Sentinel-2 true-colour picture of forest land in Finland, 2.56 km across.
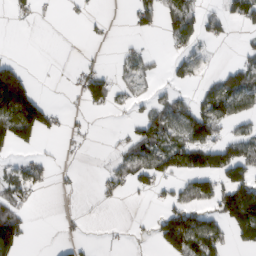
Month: February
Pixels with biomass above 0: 37%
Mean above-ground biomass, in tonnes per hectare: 49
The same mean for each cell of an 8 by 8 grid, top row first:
11 2 8 5 45 87 40 65
1 0 2 4 20 26 16 15
117 0 44 52 32 26 28 99
175 69 10 23 34 77 99 68
84 3 6 9 99 82 123 103
53 25 4 35 66 62 108 96
58 0 2 3 1 71 53 216
110 0 13 3 4 144 129 52
